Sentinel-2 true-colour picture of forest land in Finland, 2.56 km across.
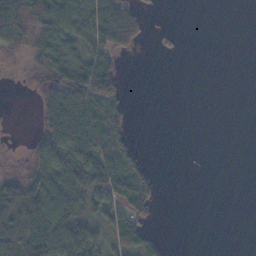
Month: November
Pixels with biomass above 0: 45%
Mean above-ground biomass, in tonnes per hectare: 35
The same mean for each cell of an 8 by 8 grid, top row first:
90 92 64 119 32 0 0 0
47 62 32 58 8 13 0 0
1 74 88 64 0 0 0 0
0 72 101 54 0 0 0 0
0 71 86 78 3 0 0 0
35 70 73 90 45 0 1 0
79 80 38 50 48 0 0 0
84 74 65 33 40 0 0 0
